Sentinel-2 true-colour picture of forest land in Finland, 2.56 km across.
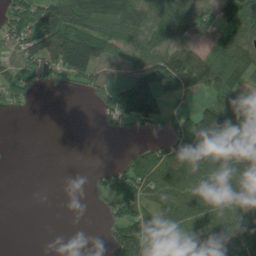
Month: July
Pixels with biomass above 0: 61%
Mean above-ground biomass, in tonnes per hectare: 67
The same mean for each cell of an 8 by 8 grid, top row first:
72 116 130 120 94 120 58 112
47 130 184 56 79 90 53 101
44 25 52 16 135 148 119 80
8 0 0 81 131 31 117 106
0 0 0 0 20 61 168 111
0 0 0 47 88 102 100 102
0 0 0 38 90 83 92 84
0 0 0 74 115 80 92 62
